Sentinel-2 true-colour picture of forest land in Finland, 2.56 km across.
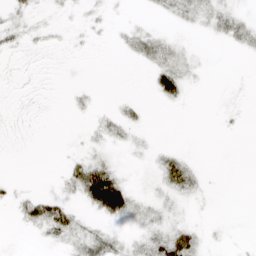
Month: April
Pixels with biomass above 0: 32%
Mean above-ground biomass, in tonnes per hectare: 10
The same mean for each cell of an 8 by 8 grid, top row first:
9 2 2 2 1 10 12 12
8 3 1 1 20 11 0 7
1 0 0 0 1 39 1 0
1 0 6 10 7 1 0 1
0 0 4 11 4 3 0 0
2 0 44 52 3 43 4 0
12 41 17 77 14 9 1 0
0 10 26 18 20 49 4 1
